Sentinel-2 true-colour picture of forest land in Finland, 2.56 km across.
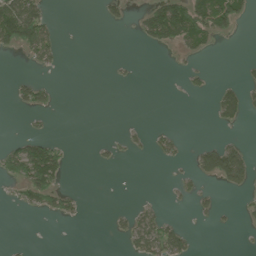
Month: June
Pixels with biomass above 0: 21%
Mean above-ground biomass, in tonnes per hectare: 26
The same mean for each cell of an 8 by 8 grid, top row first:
142 37 0 20 43 115 122 57
51 61 0 0 14 41 24 1
16 11 0 4 0 1 11 20
7 21 0 0 0 0 7 55
31 57 0 10 11 22 27 29
57 112 0 0 0 11 47 85
16 44 17 6 25 4 17 12
1 0 0 6 66 64 0 1
